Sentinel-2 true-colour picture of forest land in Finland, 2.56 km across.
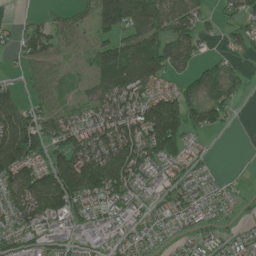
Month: June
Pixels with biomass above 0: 76%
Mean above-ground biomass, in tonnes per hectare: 75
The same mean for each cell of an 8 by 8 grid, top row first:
5 24 40 148 140 86 27 74
45 84 41 83 114 92 15 47
16 67 30 121 123 38 68 49
109 75 57 137 125 138 80 10
168 99 130 159 140 102 10 0
116 110 186 146 87 46 32 3
107 131 77 68 46 60 60 18
72 58 42 47 51 29 43 42
